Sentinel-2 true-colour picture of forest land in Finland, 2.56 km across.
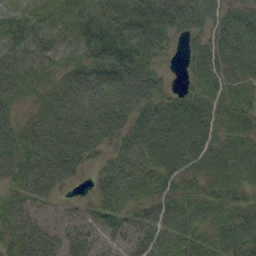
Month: September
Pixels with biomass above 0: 91%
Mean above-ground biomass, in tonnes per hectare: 52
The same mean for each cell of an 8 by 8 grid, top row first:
32 37 47 69 76 77 60 46
44 47 53 90 71 16 51 63
51 34 51 71 69 8 56 45
29 47 61 76 52 56 57 49
64 68 71 42 62 71 59 54
47 69 21 64 57 50 49 51
48 26 20 59 43 51 49 46
53 49 44 25 44 49 44 75
